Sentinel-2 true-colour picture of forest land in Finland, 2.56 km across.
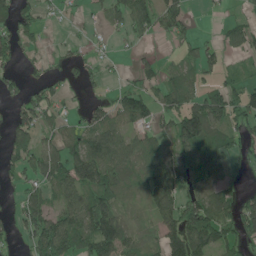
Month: June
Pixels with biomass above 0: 61%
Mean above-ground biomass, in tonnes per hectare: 50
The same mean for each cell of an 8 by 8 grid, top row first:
63 17 10 43 79 68 4 17
49 10 13 11 10 16 22 39
20 33 14 6 29 39 24 32
36 47 20 54 59 70 109 54
51 38 65 91 49 65 71 54
25 60 106 81 53 81 75 14
26 66 85 74 22 76 107 76
19 106 72 102 25 100 108 64
